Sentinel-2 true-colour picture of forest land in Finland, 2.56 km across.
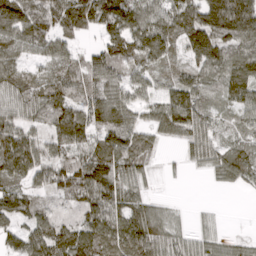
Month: April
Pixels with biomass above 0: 87%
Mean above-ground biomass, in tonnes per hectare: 93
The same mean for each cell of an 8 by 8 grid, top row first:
159 103 163 152 124 126 153 191
83 72 36 101 134 69 146 116
84 72 81 88 78 80 73 120
78 93 100 139 68 148 72 67
143 75 99 140 76 47 89 71
94 87 123 128 55 5 29 92
110 54 71 112 91 16 11 0
79 131 130 125 134 69 59 35
